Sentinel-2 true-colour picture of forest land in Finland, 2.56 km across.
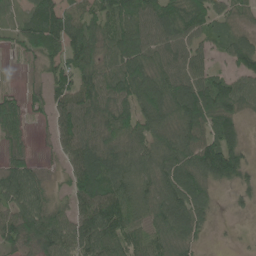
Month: June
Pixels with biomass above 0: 87%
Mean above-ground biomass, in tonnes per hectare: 79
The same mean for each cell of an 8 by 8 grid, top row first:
22 99 74 87 92 94 82 51
22 71 95 74 83 73 35 80
7 59 94 94 107 99 81 78
68 51 109 112 94 108 127 68
44 15 114 94 87 102 112 58
109 30 105 103 80 103 110 76
98 99 90 125 71 94 47 22
83 106 108 106 65 82 15 6
